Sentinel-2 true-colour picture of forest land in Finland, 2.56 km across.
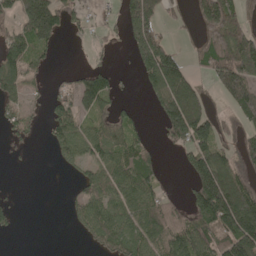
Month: May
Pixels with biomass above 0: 56%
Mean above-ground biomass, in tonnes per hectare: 81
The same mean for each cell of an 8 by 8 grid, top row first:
85 170 40 17 187 25 165 83
93 60 5 16 146 40 106 199
83 19 62 56 65 152 49 185
54 49 79 47 13 198 74 105
24 28 81 90 52 87 108 57
0 0 44 93 106 5 219 95
21 0 59 86 107 51 203 210
2 0 12 85 88 112 120 201
